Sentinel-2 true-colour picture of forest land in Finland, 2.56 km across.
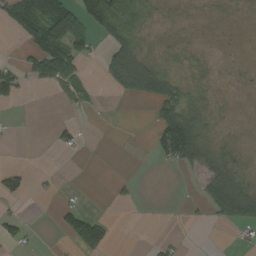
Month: August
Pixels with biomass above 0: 36%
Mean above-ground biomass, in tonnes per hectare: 33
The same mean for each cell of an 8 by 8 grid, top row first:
79 129 108 140 28 3 2 2
7 170 73 59 18 7 2 1
71 60 41 43 91 35 6 1
1 0 13 0 1 85 20 0
1 5 19 5 44 181 38 8
42 4 0 5 2 3 67 36
4 0 31 5 0 0 44 95
32 0 99 29 1 11 0 10
